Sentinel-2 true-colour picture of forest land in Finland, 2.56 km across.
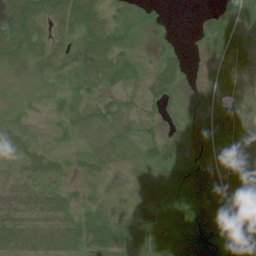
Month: July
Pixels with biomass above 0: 82%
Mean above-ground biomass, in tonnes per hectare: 39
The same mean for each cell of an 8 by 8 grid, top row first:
85 66 74 26 14 1 22 68
40 31 29 53 15 17 32 56
10 22 29 31 28 42 13 10
18 18 28 32 18 19 30 27
36 13 17 37 30 36 28 16
23 28 18 8 32 77 74 44
67 69 34 19 40 73 75 86
75 73 66 60 43 77 63 74
